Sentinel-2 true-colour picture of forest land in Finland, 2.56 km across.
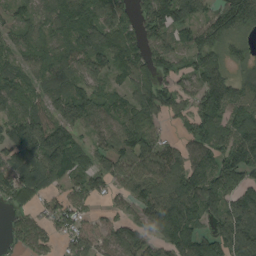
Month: August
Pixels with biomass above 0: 86%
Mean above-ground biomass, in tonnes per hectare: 105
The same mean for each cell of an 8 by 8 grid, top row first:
71 92 116 106 102 148 82 179
73 74 102 133 107 84 120 61
84 73 101 62 116 95 123 76
92 98 131 71 105 69 162 125
152 166 66 91 123 56 143 161
113 121 73 85 129 143 141 145
46 58 66 38 87 162 112 141
65 58 97 92 89 130 97 208
